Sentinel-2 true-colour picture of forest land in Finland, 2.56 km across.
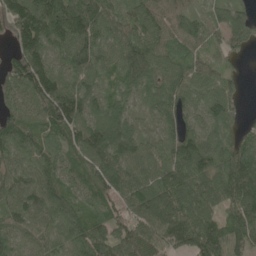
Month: May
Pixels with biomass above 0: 93%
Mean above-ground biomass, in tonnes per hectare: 99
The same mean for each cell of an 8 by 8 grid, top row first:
153 175 165 91 82 88 55 84
85 125 150 89 120 82 66 67
110 146 91 52 103 103 90 34
83 141 127 88 49 106 108 52
103 77 114 134 68 115 90 92
92 93 77 123 84 113 105 154
94 121 81 67 110 128 84 117
67 76 91 101 94 105 139 95
